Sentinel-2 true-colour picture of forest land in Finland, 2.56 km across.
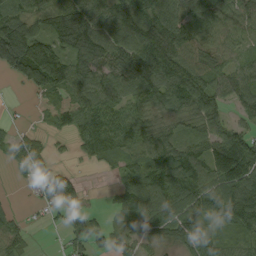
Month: September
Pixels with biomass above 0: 81%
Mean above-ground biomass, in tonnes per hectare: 67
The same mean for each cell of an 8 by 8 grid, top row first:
79 60 94 83 93 73 78 58
167 100 92 88 116 95 64 35
36 135 66 74 97 98 74 62
2 21 78 82 67 60 74 39
41 22 43 91 85 77 80 96
13 58 16 14 78 111 101 133
12 37 39 11 80 106 81 103
48 1 40 43 45 45 65 59
